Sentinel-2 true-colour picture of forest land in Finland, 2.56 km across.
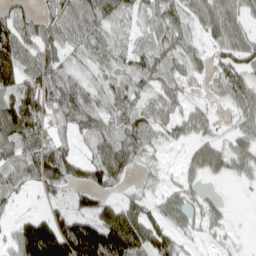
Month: April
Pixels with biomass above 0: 76%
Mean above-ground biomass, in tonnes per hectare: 66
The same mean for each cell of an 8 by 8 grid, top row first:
74 63 94 56 32 61 76 56
122 72 47 37 43 54 36 83
106 86 42 43 60 54 31 75
161 109 85 52 67 58 33 53
85 92 34 75 69 27 59 44
68 108 57 77 17 27 35 23
24 13 57 82 60 70 40 1
106 190 199 164 105 55 17 6
